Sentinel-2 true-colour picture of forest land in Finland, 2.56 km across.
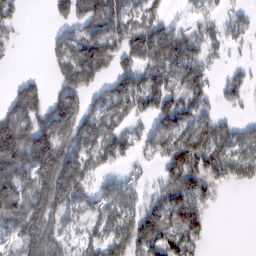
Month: February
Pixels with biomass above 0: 67%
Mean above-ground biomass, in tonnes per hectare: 80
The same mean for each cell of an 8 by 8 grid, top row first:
49 21 103 114 70 13 33 39
16 37 115 98 154 164 67 21
29 25 108 69 97 95 66 43
141 118 94 88 65 132 55 24
189 143 85 95 52 132 130 72
154 119 99 37 24 135 99 54
115 112 65 92 75 123 43 0
68 95 46 94 102 91 25 0
